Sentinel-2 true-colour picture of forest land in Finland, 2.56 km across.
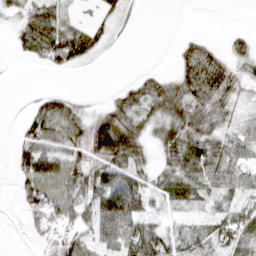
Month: March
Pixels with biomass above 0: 65%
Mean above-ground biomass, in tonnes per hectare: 36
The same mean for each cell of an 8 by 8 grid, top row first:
20 45 9 27 5 0 0 0
19 75 69 11 0 17 38 23
1 0 0 0 36 47 80 32
1 51 23 50 38 55 64 18
26 52 53 96 35 53 50 28
28 85 53 64 33 47 52 28
11 70 47 97 43 24 19 40
0 30 47 66 74 36 38 41
